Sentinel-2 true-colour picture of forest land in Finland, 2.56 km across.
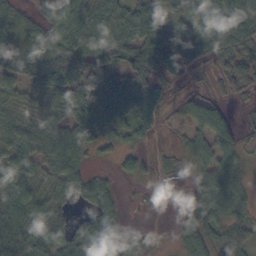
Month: October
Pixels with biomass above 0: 79%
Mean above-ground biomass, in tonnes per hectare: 59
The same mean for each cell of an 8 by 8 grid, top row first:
55 57 83 72 88 63 174 106
79 80 79 93 95 96 80 74
78 105 86 83 84 37 13 70
48 51 73 79 76 21 75 9
67 83 59 29 26 17 63 38
69 51 55 18 29 13 65 40
70 64 17 33 4 10 81 51
60 65 78 53 13 22 53 46
